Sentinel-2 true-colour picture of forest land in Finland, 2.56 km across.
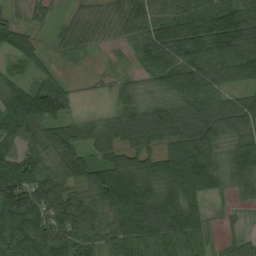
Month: August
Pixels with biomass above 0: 89%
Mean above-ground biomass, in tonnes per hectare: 90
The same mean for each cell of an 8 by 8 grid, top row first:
11 19 33 50 112 112 134 143
54 20 36 12 95 140 137 130
67 49 5 20 46 121 104 72
155 137 30 55 98 107 117 107
84 124 88 106 99 100 112 92
106 94 91 146 127 133 123 89
162 103 83 129 164 124 48 17
102 109 86 93 122 111 50 38
